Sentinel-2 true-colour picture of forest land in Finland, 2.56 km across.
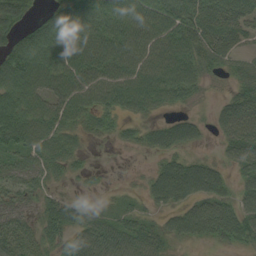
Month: September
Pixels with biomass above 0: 82%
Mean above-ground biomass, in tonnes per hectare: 51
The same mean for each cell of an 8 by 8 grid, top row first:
75 50 83 82 78 83 67 62
76 92 72 70 70 76 69 34
83 57 66 65 85 85 25 40
70 61 62 41 35 22 10 78
64 56 22 10 31 54 10 68
38 31 14 2 11 86 71 29
38 36 38 15 20 39 55 52
55 33 52 66 64 27 28 37
